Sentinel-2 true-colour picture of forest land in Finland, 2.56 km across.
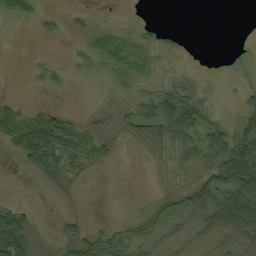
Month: September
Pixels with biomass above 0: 57%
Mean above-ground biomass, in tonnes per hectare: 24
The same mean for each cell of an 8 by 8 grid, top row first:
22 9 7 1 1 0 0 0
0 0 13 51 32 10 0 5
0 13 5 21 28 19 3 5
28 24 5 14 40 67 24 21
40 84 44 16 17 33 51 69
1 29 17 0 0 8 42 109
31 0 1 0 15 38 52 89
78 10 40 37 33 23 26 37
